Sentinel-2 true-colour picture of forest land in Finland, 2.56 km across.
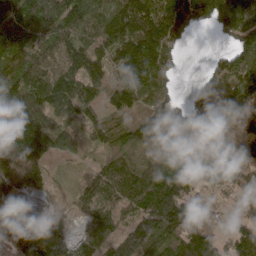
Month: April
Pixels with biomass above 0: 87%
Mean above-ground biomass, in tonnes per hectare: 103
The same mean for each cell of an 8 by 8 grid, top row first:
124 106 141 142 139 137 85 152
103 80 88 142 151 58 5 96
125 119 104 75 128 33 61 148
159 128 90 63 76 101 120 151
191 129 69 62 88 118 106 86
161 57 19 101 94 155 127 128
25 29 47 75 142 198 54 54
88 88 62 107 161 99 104 125
